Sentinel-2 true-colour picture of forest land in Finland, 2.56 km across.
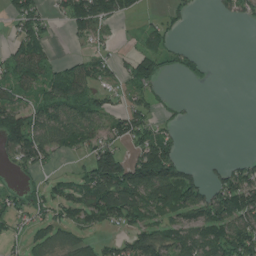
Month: July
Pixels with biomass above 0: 54%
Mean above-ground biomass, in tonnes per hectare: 59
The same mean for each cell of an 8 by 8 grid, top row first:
76 37 128 90 11 29 2 41
55 31 8 17 36 39 1 0
75 60 75 33 86 13 18 0
112 80 92 50 71 15 0 0
111 83 51 77 88 46 0 0
21 23 34 183 156 120 31 90
47 46 70 131 101 94 108 135
27 56 60 32 98 76 97 128
